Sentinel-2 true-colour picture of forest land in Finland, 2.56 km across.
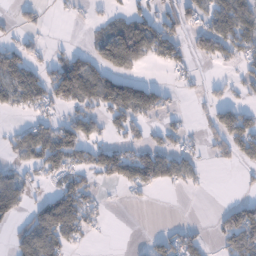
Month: January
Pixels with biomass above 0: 46%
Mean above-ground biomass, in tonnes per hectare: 50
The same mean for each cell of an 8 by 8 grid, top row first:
20 7 15 25 47 62 64 96
50 20 12 114 105 61 63 81
73 80 112 74 13 17 17 34
27 36 56 79 51 20 25 51
44 89 94 51 46 40 25 79
43 43 54 79 109 79 9 8
64 85 94 5 5 0 1 69
48 99 34 2 9 61 20 126
